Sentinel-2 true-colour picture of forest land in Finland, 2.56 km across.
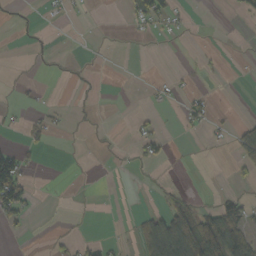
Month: October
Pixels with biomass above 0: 17%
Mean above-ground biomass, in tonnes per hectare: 16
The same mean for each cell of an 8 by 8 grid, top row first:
6 6 2 0 53 21 0 6
0 3 0 0 0 0 3 0
3 2 5 0 2 9 3 0
6 11 4 0 8 4 25 1
15 16 1 2 24 1 4 48
99 0 0 1 1 1 0 11
63 0 2 0 7 63 17 45
2 5 13 9 55 146 122 88
